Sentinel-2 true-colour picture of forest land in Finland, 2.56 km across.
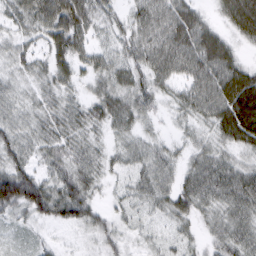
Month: March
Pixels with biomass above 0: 91%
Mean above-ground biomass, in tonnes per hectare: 44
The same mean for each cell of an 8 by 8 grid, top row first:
48 78 83 33 56 66 23 80
36 50 53 37 59 74 75 25
30 40 31 51 46 43 64 72
38 41 39 54 38 26 50 90
51 43 39 25 33 19 32 46
80 38 50 21 39 35 54 48
59 63 62 20 27 42 35 49
11 11 12 30 17 22 24 48
